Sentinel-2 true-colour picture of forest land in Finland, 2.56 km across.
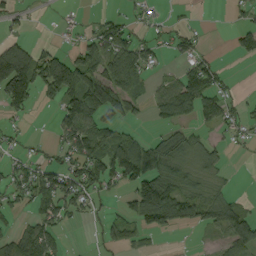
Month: September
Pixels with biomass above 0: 53%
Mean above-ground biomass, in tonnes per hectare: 54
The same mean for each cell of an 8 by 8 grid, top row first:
29 2 6 22 21 9 0 17
101 28 62 92 63 40 10 46
180 117 125 115 41 50 83 4
37 8 117 90 20 99 58 31
18 16 92 87 53 66 28 13
57 74 72 89 120 66 37 2
32 58 48 16 128 108 77 48
82 75 0 41 26 1 6 89
